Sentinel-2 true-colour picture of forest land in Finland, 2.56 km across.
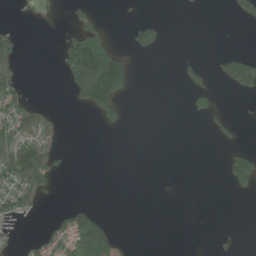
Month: June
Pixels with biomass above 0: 21%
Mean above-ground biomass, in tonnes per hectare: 29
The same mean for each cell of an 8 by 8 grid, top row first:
5 11 33 1 7 0 0 33
46 0 129 50 36 0 0 7
48 0 151 219 0 7 28 100
76 28 10 60 0 0 33 1
83 50 0 0 0 0 3 22
87 50 0 0 0 0 0 115
50 5 38 0 0 0 0 0
8 55 98 73 0 0 1 5
